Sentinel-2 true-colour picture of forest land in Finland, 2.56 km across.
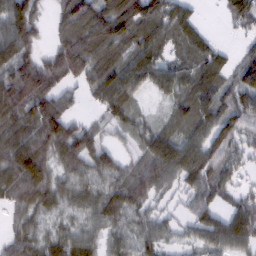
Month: February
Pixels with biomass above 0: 85%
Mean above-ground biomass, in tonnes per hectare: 84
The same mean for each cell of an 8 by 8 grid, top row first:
115 39 124 129 120 92 3 86
123 52 149 103 94 59 71 26
144 149 70 110 86 90 89 82
129 137 25 74 24 55 88 90
136 126 117 40 64 101 107 82
126 84 72 81 115 91 99 38
62 58 58 85 71 40 94 83
65 57 66 45 59 38 84 104
